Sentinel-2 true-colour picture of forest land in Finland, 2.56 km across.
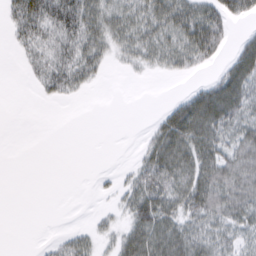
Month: March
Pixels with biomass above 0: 55%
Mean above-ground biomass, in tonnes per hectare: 27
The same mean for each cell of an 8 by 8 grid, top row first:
44 62 65 39 44 58 49 26
14 32 48 25 39 44 43 24
0 35 31 1 3 5 16 55
0 0 0 0 0 41 65 53
0 0 0 0 16 60 53 43
0 0 0 5 39 47 46 44
0 0 0 8 51 37 49 47
0 5 24 16 59 54 42 28
